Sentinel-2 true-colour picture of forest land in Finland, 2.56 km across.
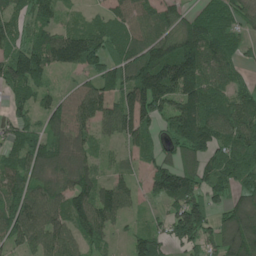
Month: June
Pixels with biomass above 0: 85%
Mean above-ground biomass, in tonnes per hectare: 98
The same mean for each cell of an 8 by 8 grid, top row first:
85 68 26 71 90 87 57 88
88 130 161 92 129 150 127 50
126 62 39 99 185 201 116 47
63 86 93 87 142 135 132 112
81 103 95 34 78 116 117 113
108 105 124 46 54 179 115 86
119 110 105 106 25 86 94 109
81 97 76 37 88 98 77 184
